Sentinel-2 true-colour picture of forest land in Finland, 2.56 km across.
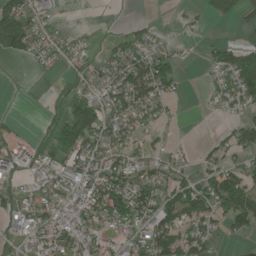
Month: June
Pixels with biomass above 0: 60%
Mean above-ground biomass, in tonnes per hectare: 60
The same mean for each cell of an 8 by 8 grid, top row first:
158 45 1 2 6 6 23 35
116 56 29 39 70 21 25 55
2 6 37 92 138 59 24 107
1 12 92 76 79 13 10 45
27 27 89 80 42 14 24 85
16 50 96 114 71 67 77 99
39 75 103 135 112 123 90 136
32 98 102 50 104 125 46 24
